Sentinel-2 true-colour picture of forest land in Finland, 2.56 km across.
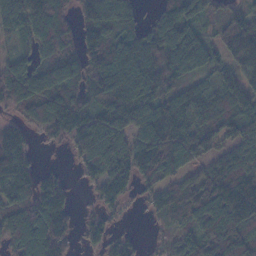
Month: November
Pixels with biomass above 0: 83%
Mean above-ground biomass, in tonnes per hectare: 99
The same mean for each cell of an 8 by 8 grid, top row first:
122 144 79 117 36 109 56 81
40 77 96 108 123 142 83 151
136 134 96 173 153 104 67 94
55 118 109 124 114 116 112 87
138 23 93 111 130 138 77 67
155 44 29 142 87 71 109 122
108 146 18 52 23 87 150 171
110 163 36 68 13 51 131 139
